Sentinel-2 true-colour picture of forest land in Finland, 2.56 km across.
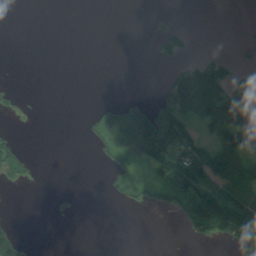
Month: July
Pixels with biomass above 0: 31%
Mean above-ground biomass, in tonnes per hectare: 33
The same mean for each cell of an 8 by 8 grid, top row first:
0 0 11 8 3 7 0 7
0 10 16 36 0 59 3 21
1 0 0 0 0 63 107 47
11 0 4 39 104 93 75 111
32 0 3 56 137 180 39 61
41 0 0 29 23 109 91 55
0 10 8 2 21 31 105 81
60 0 0 0 0 1 26 49
